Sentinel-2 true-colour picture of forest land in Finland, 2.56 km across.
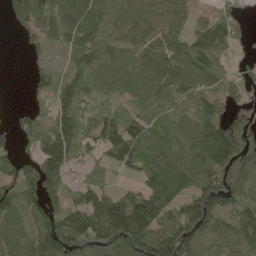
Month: May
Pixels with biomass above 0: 81%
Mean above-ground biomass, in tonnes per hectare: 90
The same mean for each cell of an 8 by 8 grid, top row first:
46 82 132 60 80 71 48 39
5 42 107 48 74 81 135 37
0 69 104 72 58 96 100 47
22 81 88 43 47 55 81 30
45 124 70 101 94 75 166 152
97 152 37 45 82 153 127 124
78 104 121 194 232 92 151 82
64 117 132 185 145 152 83 83
